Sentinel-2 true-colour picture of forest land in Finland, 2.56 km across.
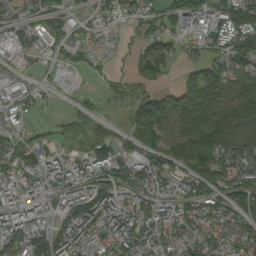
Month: September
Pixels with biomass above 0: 79%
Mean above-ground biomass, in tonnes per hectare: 85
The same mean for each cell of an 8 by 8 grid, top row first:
52 70 23 39 64 106 116 147
61 43 53 24 79 49 77 149
43 28 5 25 62 37 147 111
58 12 36 13 179 184 150 169
76 44 30 87 130 125 184 118
90 84 84 73 89 83 119 88
109 66 178 109 76 80 86 103
101 114 97 75 101 80 86 91
